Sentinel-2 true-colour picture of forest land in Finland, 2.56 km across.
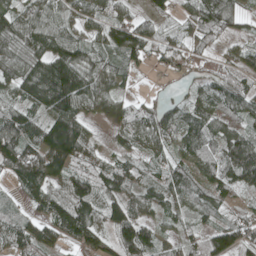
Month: May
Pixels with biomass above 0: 87%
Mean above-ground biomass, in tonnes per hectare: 82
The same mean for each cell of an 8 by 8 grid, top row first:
91 91 68 66 39 42 110 57
113 108 87 76 79 59 43 45
110 151 144 67 6 23 44 57
94 109 102 64 60 63 92 97
165 144 128 33 64 64 93 135
101 103 79 111 59 85 89 122
29 93 131 88 74 55 73 34
89 73 83 84 116 47 80 100
